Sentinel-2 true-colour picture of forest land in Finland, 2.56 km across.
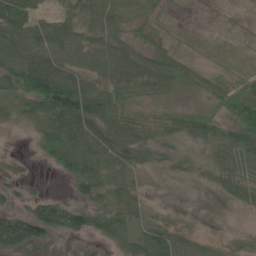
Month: May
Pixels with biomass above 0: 75%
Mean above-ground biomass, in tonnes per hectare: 43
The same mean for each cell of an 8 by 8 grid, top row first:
95 31 64 82 40 7 4 5
63 50 52 67 35 20 8 9
77 125 60 68 76 72 27 30
29 82 118 73 19 35 34 93
1 76 88 77 47 27 27 57
17 5 78 48 9 11 18 40
24 53 45 65 19 3 0 15
82 28 9 42 55 30 8 6
